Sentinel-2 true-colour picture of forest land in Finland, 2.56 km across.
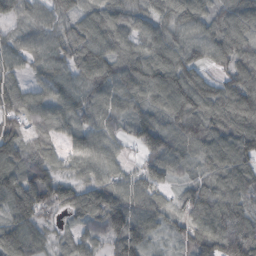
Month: October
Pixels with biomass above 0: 93%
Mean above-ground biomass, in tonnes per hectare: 81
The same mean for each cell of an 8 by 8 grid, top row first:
54 71 70 81 56 100 84 110
62 89 95 87 80 98 93 113
56 68 84 100 102 131 64 113
82 71 77 65 65 120 100 138
93 61 65 53 77 82 92 106
96 94 49 66 70 39 63 82
103 77 83 77 84 46 100 83
115 44 54 55 72 43 90 109
